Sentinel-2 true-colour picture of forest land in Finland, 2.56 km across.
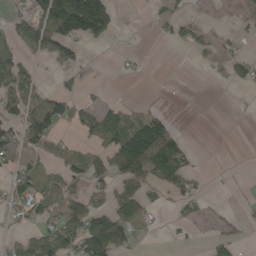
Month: May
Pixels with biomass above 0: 39%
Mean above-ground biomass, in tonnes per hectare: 39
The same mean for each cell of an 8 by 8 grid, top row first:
22 105 212 72 3 33 1 14
38 75 31 5 2 15 21 15
57 6 18 2 4 0 4 32
44 94 47 37 34 4 0 1
69 42 22 58 143 56 0 0
47 50 53 58 61 52 7 2
42 54 58 59 45 23 10 6
43 117 99 121 9 8 15 13
